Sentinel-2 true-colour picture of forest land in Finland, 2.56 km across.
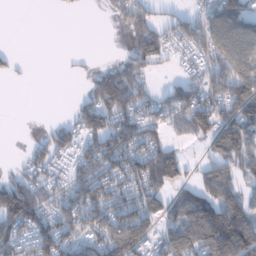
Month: January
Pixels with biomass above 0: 65%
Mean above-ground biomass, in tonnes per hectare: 74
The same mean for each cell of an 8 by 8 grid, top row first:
0 0 4 26 81 37 103 124
4 0 5 1 113 57 136 111
14 0 12 79 56 27 103 117
0 2 58 89 73 99 120 120
0 70 77 108 101 31 54 136
47 63 77 112 126 60 74 58
153 83 119 105 100 63 130 101
88 94 92 116 98 115 153 162
